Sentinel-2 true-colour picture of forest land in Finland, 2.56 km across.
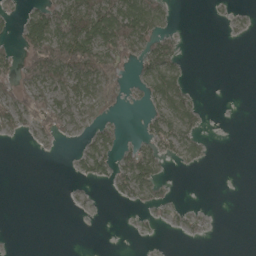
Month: May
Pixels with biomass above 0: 37%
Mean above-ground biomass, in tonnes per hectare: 27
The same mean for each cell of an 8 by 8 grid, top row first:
18 82 98 101 88 5 2 8
24 130 144 78 44 29 0 0
39 73 81 56 31 52 0 0
46 56 37 19 13 57 5 0
2 12 15 28 37 53 9 0
0 0 14 39 74 2 0 0
0 0 5 1 13 9 3 0
0 0 0 0 3 1 2 0
